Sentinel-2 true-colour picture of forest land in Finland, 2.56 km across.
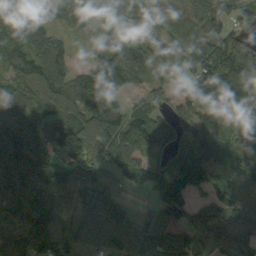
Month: September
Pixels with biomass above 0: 88%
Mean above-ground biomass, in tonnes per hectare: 112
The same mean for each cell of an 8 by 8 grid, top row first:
108 104 86 91 70 103 189 85
147 101 13 71 83 112 166 151
95 115 82 111 64 72 169 162
104 94 107 103 83 68 116 157
147 123 136 119 85 80 147 141
144 117 94 52 88 141 145 152
132 146 129 107 20 123 96 135
89 117 103 118 143 130 147 147
